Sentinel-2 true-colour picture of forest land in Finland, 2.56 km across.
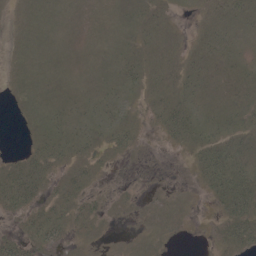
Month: May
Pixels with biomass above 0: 72%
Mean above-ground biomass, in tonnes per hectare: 14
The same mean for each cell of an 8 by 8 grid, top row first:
5 14 11 10 14 5 11 17
9 14 11 12 14 8 14 14
10 15 12 15 20 16 14 11
6 21 21 29 8 29 16 12
1 23 22 17 2 10 24 18
30 16 12 2 2 1 26 29
28 20 19 4 3 6 4 31
24 27 6 1 5 2 3 28
